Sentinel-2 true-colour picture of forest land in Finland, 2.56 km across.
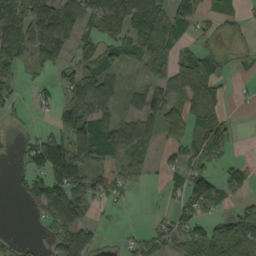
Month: September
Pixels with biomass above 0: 60%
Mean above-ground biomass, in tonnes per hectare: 52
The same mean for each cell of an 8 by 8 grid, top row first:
93 109 81 80 151 80 21 20
94 86 47 50 68 50 28 26
36 16 72 69 26 65 77 9
21 14 88 54 56 52 57 4
16 83 104 89 54 29 89 6
14 97 103 39 23 30 72 39
1 68 63 11 1 35 47 26
19 26 104 3 35 48 84 98
